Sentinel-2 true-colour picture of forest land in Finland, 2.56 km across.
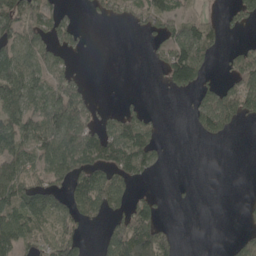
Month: May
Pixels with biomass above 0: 50%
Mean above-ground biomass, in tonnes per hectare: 57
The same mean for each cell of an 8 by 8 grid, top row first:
104 78 9 31 55 61 31 40
95 64 29 0 8 126 68 31
115 72 36 0 0 87 28 78
103 115 93 26 27 0 94 81
84 97 117 124 100 0 13 0
84 78 91 95 40 0 0 0
91 112 81 71 80 2 0 9
94 57 53 84 125 32 0 56
